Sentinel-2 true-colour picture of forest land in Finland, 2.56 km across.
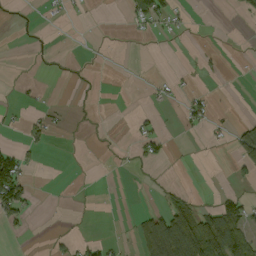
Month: September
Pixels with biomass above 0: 17%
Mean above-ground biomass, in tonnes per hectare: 16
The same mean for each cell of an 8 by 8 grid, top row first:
6 6 2 0 53 21 0 6
0 3 0 0 0 0 3 0
3 2 5 0 2 9 3 0
6 11 4 0 8 4 25 1
15 16 1 2 24 1 4 48
99 0 0 1 1 1 0 11
63 0 2 0 7 63 17 45
2 5 13 9 55 146 122 88
